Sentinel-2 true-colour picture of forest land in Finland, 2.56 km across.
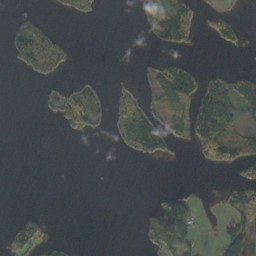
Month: October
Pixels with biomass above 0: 29%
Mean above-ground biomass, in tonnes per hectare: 33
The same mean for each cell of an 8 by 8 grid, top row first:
18 11 26 0 43 115 25 14
71 104 1 0 3 40 5 19
1 42 20 7 21 125 50 55
0 17 106 31 70 59 146 57
0 0 1 7 88 27 95 64
0 0 0 0 0 0 0 29
6 2 0 0 9 102 5 78
74 41 2 0 27 91 3 75
